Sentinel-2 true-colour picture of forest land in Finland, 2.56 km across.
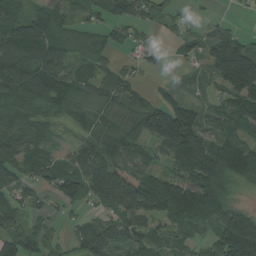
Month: August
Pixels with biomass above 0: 82%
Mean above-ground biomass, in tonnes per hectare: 84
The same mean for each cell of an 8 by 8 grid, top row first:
59 76 30 65 58 33 12 7
170 151 67 61 49 36 85 112
128 137 74 91 22 22 40 204
75 50 63 81 112 135 53 81
115 48 67 98 69 162 119 105
82 74 112 122 93 85 147 70
67 35 45 77 121 134 99 71
86 52 79 91 72 38 57 264
